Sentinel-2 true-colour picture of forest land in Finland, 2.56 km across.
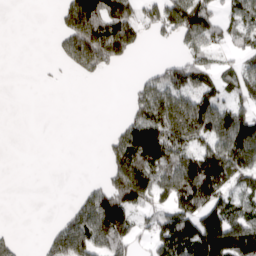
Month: April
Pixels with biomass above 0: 53%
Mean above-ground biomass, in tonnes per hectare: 83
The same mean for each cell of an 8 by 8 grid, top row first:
0 1 188 176 75 156 111 85
0 3 176 173 18 25 89 56
0 4 14 2 52 115 77 89
0 0 0 0 139 175 165 111
0 0 0 62 262 172 105 191
0 0 2 91 157 153 237 110
0 0 66 181 71 111 141 87
26 47 114 125 29 163 164 151
